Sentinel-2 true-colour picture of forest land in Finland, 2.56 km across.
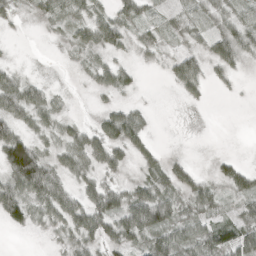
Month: April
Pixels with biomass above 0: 72%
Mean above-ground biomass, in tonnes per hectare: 36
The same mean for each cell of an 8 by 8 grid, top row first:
21 27 31 50 34 16 29 41
1 1 27 44 33 15 36 70
46 9 3 43 4 43 39 10
59 42 3 41 27 1 3 0
102 25 51 66 35 1 1 0
106 91 42 24 27 43 18 47
76 55 64 73 101 40 35 26
0 8 48 52 48 51 49 54
